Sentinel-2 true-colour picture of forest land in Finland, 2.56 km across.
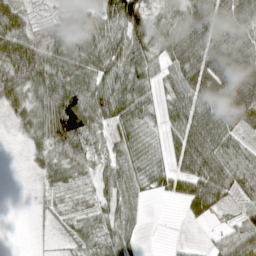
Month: April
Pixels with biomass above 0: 77%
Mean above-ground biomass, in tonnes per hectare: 57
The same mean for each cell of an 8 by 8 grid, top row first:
69 23 50 86 47 58 110 93
102 112 82 72 68 91 100 102
91 101 74 72 61 53 94 108
56 91 119 79 52 47 78 88
7 67 112 52 43 46 77 5
0 39 44 55 47 47 76 14
0 20 30 50 22 4 54 19
0 4 36 52 11 3 11 63
